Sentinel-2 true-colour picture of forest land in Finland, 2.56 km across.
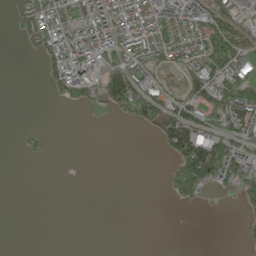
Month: May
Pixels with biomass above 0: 39%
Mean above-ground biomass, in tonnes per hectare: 46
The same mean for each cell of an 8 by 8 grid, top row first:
8 106 110 145 138 99 88 51
0 68 122 87 92 76 99 69
0 38 131 96 76 18 101 121
0 0 10 28 80 79 64 142
3 8 0 0 0 88 132 66
0 0 0 0 0 64 115 105
0 0 0 0 0 8 4 18
0 0 0 0 0 0 0 7
